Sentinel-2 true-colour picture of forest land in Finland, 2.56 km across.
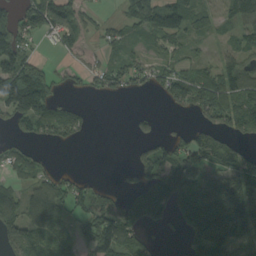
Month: September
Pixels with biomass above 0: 63%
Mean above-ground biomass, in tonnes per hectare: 87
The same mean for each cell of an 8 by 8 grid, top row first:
74 167 60 15 117 117 23 117
126 20 54 44 36 53 17 60
197 88 36 95 68 99 84 71
152 118 33 0 15 31 114 140
50 39 15 0 44 73 129 56
50 65 33 2 103 175 115 176
96 131 71 99 195 127 260 203
95 93 76 162 60 7 211 125
